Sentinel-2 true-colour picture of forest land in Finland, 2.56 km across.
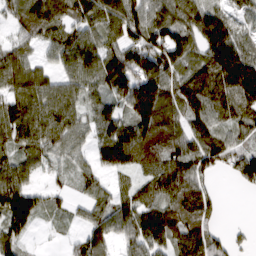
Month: March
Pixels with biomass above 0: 85%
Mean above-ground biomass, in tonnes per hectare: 96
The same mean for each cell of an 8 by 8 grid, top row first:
63 114 86 133 96 107 147 72
65 58 115 95 129 140 143 141
106 63 90 150 161 106 151 224
109 116 74 77 211 94 84 102
89 105 50 165 147 110 114 55
102 33 49 62 61 127 60 83
173 41 32 90 90 101 66 0
73 6 54 69 103 92 88 17
